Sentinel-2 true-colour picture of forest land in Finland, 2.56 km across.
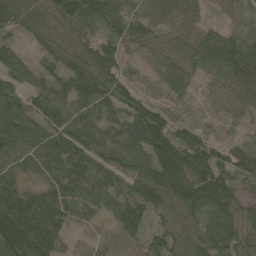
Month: May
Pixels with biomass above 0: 94%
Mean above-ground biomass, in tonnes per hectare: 84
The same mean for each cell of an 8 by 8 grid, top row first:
110 84 125 94 69 80 32 49
61 63 101 79 53 59 123 142
87 63 125 80 28 67 33 111
102 73 66 69 76 31 10 37
102 93 106 86 104 117 62 47
70 68 86 86 111 153 124 70
173 122 80 56 85 115 97 81
197 137 22 23 48 80 89 101
